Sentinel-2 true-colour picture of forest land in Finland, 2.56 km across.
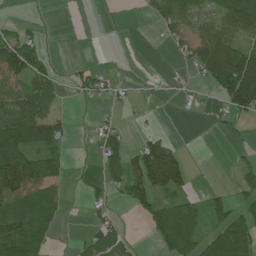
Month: July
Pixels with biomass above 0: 48%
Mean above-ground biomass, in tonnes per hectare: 51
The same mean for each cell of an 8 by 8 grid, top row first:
5 2 0 5 13 81 53 119
112 20 1 0 0 26 92 66
73 63 35 24 6 8 58 200
85 62 2 13 7 5 8 65
141 89 2 64 53 25 0 9
195 104 6 40 132 115 0 38
72 49 3 26 54 67 51 43
139 37 22 64 8 110 89 118
